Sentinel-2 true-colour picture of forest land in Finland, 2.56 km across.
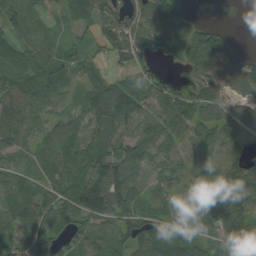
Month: August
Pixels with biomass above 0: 87%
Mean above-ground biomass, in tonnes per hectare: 68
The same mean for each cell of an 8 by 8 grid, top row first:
52 25 54 81 100 71 7 4
59 43 36 77 64 57 125 28
64 81 50 55 63 29 68 80
90 54 51 125 66 87 72 57
57 48 88 88 86 61 69 47
42 34 86 133 62 63 94 151
63 66 117 117 67 52 84 94
58 83 65 59 74 67 47 75
